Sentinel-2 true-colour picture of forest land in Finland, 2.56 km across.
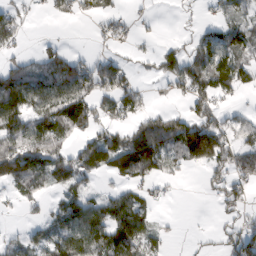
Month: February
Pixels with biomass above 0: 57%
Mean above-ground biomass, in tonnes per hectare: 56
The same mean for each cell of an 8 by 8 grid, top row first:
43 12 26 32 10 4 10 42
29 25 5 16 6 25 77 62
89 86 96 81 12 73 116 75
90 102 95 58 47 33 62 24
83 95 46 96 147 99 172 55
88 84 63 44 70 23 27 57
13 27 90 77 51 0 1 42
27 61 108 103 75 4 3 58
